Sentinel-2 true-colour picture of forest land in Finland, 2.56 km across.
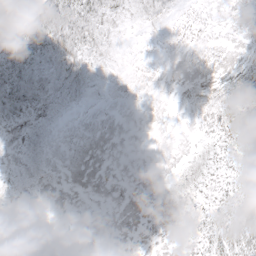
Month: May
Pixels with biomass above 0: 44%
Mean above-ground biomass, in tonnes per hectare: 9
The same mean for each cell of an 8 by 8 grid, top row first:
31 46 36 11 9 3 0 2
48 40 26 4 0 0 0 1
34 11 15 2 0 0 3 8
19 7 2 0 0 1 4 20
3 5 0 0 0 0 7 20
6 4 0 0 0 4 9 15
5 1 0 0 1 3 11 23
4 0 0 0 1 2 19 35
